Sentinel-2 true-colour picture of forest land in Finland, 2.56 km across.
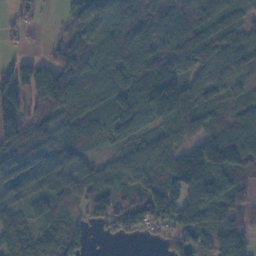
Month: November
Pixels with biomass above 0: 86%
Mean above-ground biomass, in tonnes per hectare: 87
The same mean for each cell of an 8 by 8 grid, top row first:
35 5 73 99 111 92 102 42
12 35 110 114 101 108 104 97
122 117 101 122 115 106 68 60
123 65 84 87 97 114 52 54
96 70 85 43 60 87 121 134
85 111 95 60 96 169 147 85
64 70 46 102 134 157 123 78
90 67 49 29 17 68 78 93
